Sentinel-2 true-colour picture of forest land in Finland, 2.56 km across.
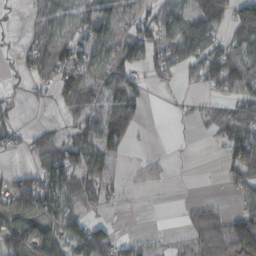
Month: October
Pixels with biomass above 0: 61%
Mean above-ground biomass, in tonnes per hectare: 55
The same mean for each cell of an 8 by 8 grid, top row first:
4 68 68 73 56 78 152 105
19 102 73 69 87 96 93 82
11 55 107 67 26 18 76 96
18 7 70 98 31 6 33 53
24 59 83 79 2 2 4 101
47 97 79 29 7 1 1 53
89 107 45 8 0 3 34 30
90 65 100 65 22 15 66 131
